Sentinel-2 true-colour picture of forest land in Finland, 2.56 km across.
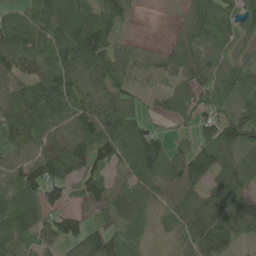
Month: May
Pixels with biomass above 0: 86%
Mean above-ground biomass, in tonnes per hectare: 77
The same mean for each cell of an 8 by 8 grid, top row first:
64 101 89 72 3 8 90 72
113 104 132 82 25 49 86 32
67 112 91 114 27 61 76 75
111 106 97 83 56 70 73 69
74 97 120 115 143 32 87 104
94 114 85 57 115 77 78 75
111 94 29 69 56 75 85 50
85 66 87 79 38 29 87 39
